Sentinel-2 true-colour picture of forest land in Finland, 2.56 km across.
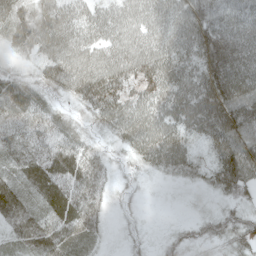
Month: May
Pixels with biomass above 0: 93%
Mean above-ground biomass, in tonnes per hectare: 51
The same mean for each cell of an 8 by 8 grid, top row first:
75 60 27 54 58 59 55 48
49 64 61 69 70 63 88 67
39 51 77 71 62 65 83 85
65 43 22 74 71 65 74 77
56 59 43 21 70 55 43 73
35 65 77 24 14 27 34 87
65 46 67 13 5 2 9 31
45 81 44 10 10 20 30 34
